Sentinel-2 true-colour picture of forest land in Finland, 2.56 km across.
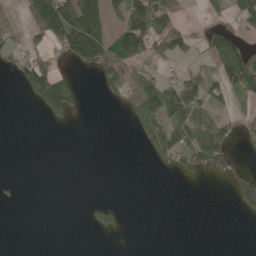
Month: May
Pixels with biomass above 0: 33%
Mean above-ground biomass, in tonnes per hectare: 45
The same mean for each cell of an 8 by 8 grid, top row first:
15 227 221 49 154 51 19 87
40 64 150 101 99 85 40 76
30 155 11 89 72 65 63 125
0 50 12 4 122 115 54 15
0 0 0 0 40 81 116 19
0 0 0 0 0 20 24 35
2 0 2 47 0 0 0 34
0 0 0 1 0 0 0 0
